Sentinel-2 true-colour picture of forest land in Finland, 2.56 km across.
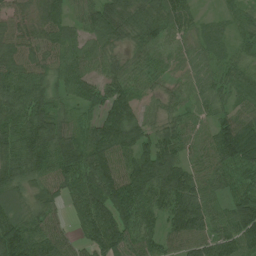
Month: July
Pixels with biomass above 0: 94%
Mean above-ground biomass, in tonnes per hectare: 66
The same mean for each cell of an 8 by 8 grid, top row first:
51 63 51 76 66 75 19 30
67 68 51 41 50 35 45 29
75 66 70 57 45 28 44 44
66 77 38 89 32 33 41 52
76 98 89 100 77 78 52 128
67 65 85 103 123 111 54 57
52 54 49 110 93 92 62 84
110 83 36 103 69 60 72 84
